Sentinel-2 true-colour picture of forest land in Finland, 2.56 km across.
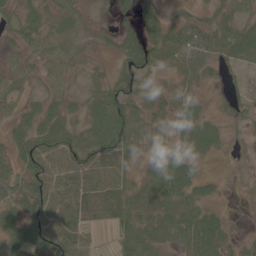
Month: June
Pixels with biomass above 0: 83%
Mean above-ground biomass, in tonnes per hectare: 40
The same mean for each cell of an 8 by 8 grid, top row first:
32 34 34 27 43 26 22 34
26 32 29 23 67 70 53 59
33 30 16 35 25 23 19 16
31 48 31 82 32 29 9 19
48 66 57 74 36 14 17 6
47 69 56 54 37 79 20 2
48 67 54 62 55 70 33 1
74 76 52 21 70 45 79 13
